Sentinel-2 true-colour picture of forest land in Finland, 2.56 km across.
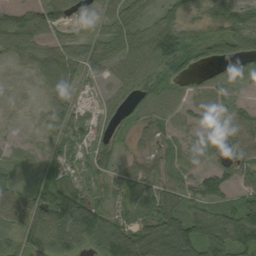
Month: September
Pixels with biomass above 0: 79%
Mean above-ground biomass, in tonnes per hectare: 56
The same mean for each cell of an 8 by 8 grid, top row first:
46 54 16 41 32 44 47 60
26 44 43 45 72 122 54 67
2 59 40 33 63 50 37 57
2 50 35 39 58 47 50 52
15 26 57 41 20 36 54 63
23 32 31 29 70 45 64 47
48 132 126 35 66 77 71 84
45 86 81 121 115 142 104 98
